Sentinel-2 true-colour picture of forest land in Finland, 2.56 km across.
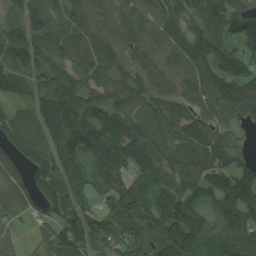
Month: August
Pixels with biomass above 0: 91%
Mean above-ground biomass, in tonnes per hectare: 107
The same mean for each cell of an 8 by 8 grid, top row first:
60 101 96 87 88 91 90 105
111 105 116 93 100 86 107 89
102 88 90 109 110 98 120 157
81 172 175 132 134 109 78 135
133 124 174 181 172 116 101 30
72 123 45 162 81 126 118 105
53 90 91 121 130 132 77 124
23 58 105 81 118 177 84 100
